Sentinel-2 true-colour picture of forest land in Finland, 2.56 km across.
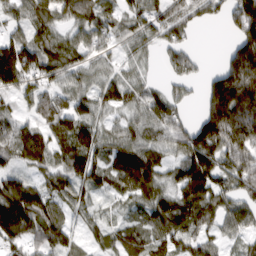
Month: March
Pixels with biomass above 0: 81%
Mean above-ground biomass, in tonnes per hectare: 76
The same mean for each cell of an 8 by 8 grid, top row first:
53 74 75 52 67 63 52 89
112 63 65 40 45 61 0 112
88 61 46 51 35 44 50 202
41 71 81 47 79 61 108 182
78 71 108 67 69 66 149 129
55 51 99 79 111 70 151 112
145 90 51 21 66 102 87 66
83 95 32 54 90 81 63 28
